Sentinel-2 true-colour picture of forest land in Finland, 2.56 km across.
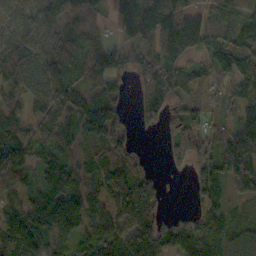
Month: October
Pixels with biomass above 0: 83%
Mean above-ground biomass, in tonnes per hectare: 85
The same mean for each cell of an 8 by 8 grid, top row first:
57 88 95 68 93 145 105 84
100 86 74 51 70 129 77 114
83 116 60 65 85 90 45 75
68 92 91 93 62 47 55 54
101 66 58 102 9 76 61 128
66 100 84 114 63 15 92 162
84 129 113 109 119 13 74 30
145 122 76 122 107 112 85 56
